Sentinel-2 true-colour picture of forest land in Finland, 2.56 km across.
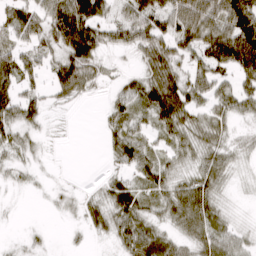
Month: March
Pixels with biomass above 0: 75%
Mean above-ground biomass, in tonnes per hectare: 43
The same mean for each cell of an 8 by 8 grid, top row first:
48 62 100 39 71 71 76 116
44 41 104 30 51 60 76 132
64 39 76 15 51 67 53 46
59 20 1 30 43 98 44 39
33 6 0 33 41 37 44 22
13 5 1 22 46 37 55 10
2 5 19 55 42 55 58 6
6 8 5 24 67 33 58 36
